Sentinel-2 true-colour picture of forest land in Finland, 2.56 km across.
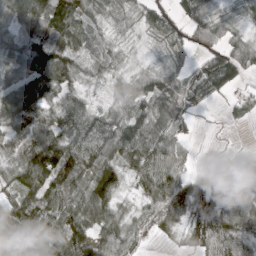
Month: March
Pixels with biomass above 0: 86%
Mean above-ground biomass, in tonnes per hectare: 66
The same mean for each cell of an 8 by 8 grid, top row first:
114 122 87 30 36 44 70 35
81 103 57 34 8 39 61 69
61 88 42 32 46 76 105 47
124 72 82 48 79 74 15 23
63 116 91 85 83 59 2 0
61 105 86 79 57 67 43 62
99 95 79 66 45 90 92 69
57 74 88 74 32 22 102 90
